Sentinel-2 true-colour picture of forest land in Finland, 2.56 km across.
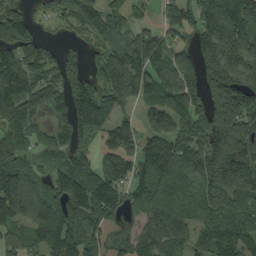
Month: September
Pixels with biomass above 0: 84%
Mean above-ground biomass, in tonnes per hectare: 94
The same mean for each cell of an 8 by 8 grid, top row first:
78 23 90 79 22 60 91 142
83 32 26 96 87 52 107 96
122 77 95 115 94 111 144 127
106 58 140 99 63 110 126 169
81 54 69 72 70 104 123 131
136 71 126 90 78 99 118 121
123 110 134 86 68 109 90 89
62 106 109 60 92 96 92 119
